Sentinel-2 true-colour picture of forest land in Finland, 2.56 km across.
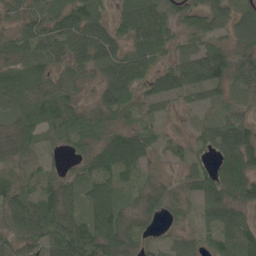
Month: May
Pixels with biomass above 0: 85%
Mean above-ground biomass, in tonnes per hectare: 51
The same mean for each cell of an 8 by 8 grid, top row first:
32 53 64 30 74 48 67 50
57 59 67 54 72 29 52 39
50 53 36 65 49 74 79 41
59 79 50 57 28 15 18 29
48 17 43 67 45 21 41 90
32 34 44 64 24 12 58 90
69 79 51 76 40 23 51 46
48 61 101 82 26 29 39 83
